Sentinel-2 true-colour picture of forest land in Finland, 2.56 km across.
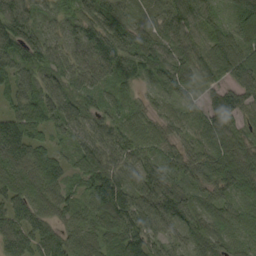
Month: September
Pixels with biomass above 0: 96%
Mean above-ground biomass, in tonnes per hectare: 60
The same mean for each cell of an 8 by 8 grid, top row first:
93 36 61 73 25 67 49 54
82 71 49 98 69 54 60 61
55 55 65 62 41 55 35 75
56 65 67 55 35 32 54 73
102 40 51 66 60 49 57 58
74 74 40 77 64 62 69 72
60 56 44 84 73 82 63 56
70 57 60 40 76 36 59 48
